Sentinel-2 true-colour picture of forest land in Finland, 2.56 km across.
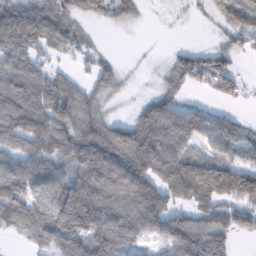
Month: February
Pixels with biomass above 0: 78%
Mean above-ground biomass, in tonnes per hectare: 114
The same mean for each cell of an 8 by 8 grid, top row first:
130 88 81 64 18 11 26 104
116 75 57 7 2 18 32 41
114 85 38 91 6 86 70 47
135 107 124 24 115 118 52 16
91 121 187 207 225 152 83 90
142 181 189 327 235 290 257 175
145 135 236 211 244 105 113 106
18 89 146 166 90 211 189 32
